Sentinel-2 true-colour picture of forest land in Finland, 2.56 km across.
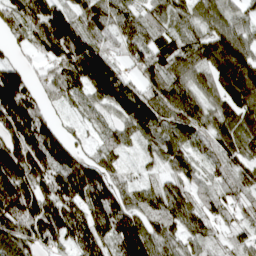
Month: April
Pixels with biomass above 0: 93%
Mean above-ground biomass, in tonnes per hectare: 111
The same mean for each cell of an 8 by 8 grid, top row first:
129 144 100 99 78 79 92 70
45 132 154 71 101 93 114 130
130 73 98 132 91 104 74 164
219 55 47 77 130 124 82 111
200 197 51 90 77 109 73 104
238 183 191 98 41 94 54 84
213 160 136 143 95 126 75 78
126 111 127 134 159 86 62 59
